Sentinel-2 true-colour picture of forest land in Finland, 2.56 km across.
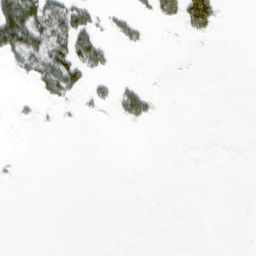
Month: March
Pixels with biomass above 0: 13%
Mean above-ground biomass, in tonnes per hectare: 15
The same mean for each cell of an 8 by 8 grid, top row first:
131 96 70 31 13 40 62 0
100 64 88 19 11 0 0 0
10 101 52 20 3 0 0 0
4 3 8 13 36 0 0 0
0 0 0 0 0 0 0 0
2 0 0 0 0 0 0 0
0 0 0 0 0 0 0 0
0 0 0 0 0 0 0 0
